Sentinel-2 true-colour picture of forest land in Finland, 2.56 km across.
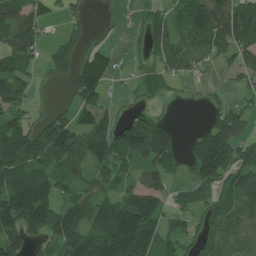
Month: July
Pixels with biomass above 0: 71%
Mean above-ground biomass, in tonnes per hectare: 82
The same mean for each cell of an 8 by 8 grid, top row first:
91 52 22 5 30 53 164 129
99 29 26 26 35 130 101 97
80 14 109 36 55 52 9 42
64 23 76 25 46 0 40 70
122 108 91 125 160 49 180 108
117 92 63 73 63 38 120 91
166 121 102 127 180 35 54 79
102 79 150 221 184 67 59 63
